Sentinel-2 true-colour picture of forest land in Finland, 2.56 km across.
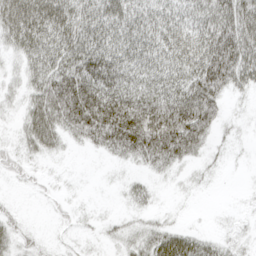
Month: April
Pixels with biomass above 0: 70%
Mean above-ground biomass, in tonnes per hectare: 47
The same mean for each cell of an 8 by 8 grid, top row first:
80 89 68 72 63 61 75 88
39 73 83 79 68 85 96 85
16 63 95 80 61 67 98 47
12 73 118 113 97 107 79 5
17 46 24 66 93 99 29 5
15 9 2 4 14 13 11 1
7 5 9 4 18 4 1 4
24 8 9 14 33 49 24 14
